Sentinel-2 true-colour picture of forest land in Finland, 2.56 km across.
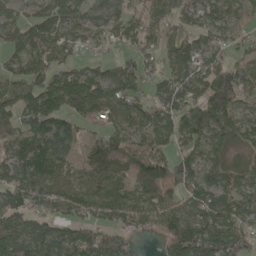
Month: May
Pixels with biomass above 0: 84%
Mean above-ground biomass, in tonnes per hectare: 86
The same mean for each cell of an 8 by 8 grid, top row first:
78 120 111 111 84 76 87 64
95 85 44 37 82 62 58 55
76 87 119 105 46 86 118 74
109 147 79 87 102 101 115 72
89 124 78 114 74 70 82 47
86 110 72 91 106 93 72 69
87 62 73 67 84 88 106 103
121 95 107 79 7 109 107 86
